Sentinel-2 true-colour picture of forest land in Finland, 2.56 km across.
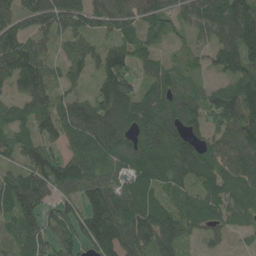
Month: May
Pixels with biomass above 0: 89%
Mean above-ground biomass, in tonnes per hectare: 100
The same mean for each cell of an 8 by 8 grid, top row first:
86 145 114 121 91 70 102 150
135 51 76 81 65 19 58 167
125 86 35 139 67 87 31 110
54 97 103 143 131 129 123 163
70 90 91 127 140 124 81 116
82 136 127 77 100 106 89 94
106 70 108 140 128 99 108 87
63 98 120 156 110 129 47 13
